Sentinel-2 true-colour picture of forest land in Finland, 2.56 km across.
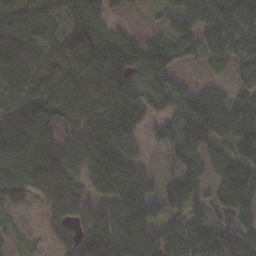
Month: November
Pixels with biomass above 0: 80%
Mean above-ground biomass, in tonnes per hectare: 95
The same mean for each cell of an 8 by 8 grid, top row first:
134 101 68 34 8 81 118 112
118 99 133 122 116 91 67 95
137 109 123 117 68 58 31 55
132 131 100 118 72 77 119 91
155 129 108 132 26 67 79 93
137 153 85 152 82 72 59 132
31 70 102 107 112 70 62 103
14 29 93 119 120 109 131 99
